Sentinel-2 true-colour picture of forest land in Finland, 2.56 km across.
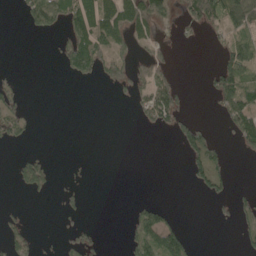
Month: May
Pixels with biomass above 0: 29%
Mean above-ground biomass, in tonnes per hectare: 41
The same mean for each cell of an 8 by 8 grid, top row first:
7 115 122 108 118 59 97 88
0 3 137 93 40 16 13 79
20 0 28 59 69 36 30 103
70 0 0 0 49 84 6 93
30 0 0 0 0 29 88 46
45 60 8 0 0 0 93 0
11 0 22 0 44 8 5 45
74 3 68 0 80 86 0 22
